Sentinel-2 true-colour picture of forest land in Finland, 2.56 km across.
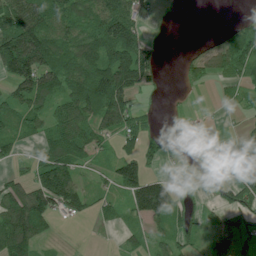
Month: July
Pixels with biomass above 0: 61%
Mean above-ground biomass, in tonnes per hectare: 63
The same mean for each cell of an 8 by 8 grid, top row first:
109 98 87 175 31 0 0 6
192 166 108 162 89 1 25 72
117 104 124 168 67 2 24 42
62 62 110 144 20 1 2 14
40 66 99 32 55 3 9 43
27 108 36 52 133 25 11 17
114 93 59 25 132 75 22 57
125 28 0 3 23 51 20 49
